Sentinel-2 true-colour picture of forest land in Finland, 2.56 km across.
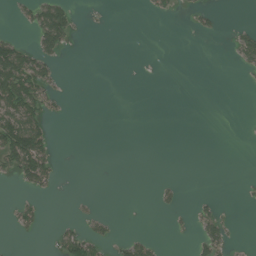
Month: July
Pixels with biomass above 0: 16%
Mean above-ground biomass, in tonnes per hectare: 20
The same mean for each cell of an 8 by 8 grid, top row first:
13 100 7 1 4 9 13 0
73 62 1 0 0 0 0 45
131 51 0 0 0 0 0 3
119 34 0 0 0 0 0 0
154 56 0 0 0 0 0 0
43 56 0 0 0 1 0 1
25 4 6 0 0 17 17 2
4 7 81 27 34 1 53 3
